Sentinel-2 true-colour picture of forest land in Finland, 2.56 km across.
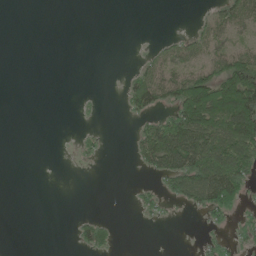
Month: June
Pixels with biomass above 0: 32%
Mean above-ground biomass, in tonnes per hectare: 35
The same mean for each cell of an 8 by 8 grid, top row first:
0 0 0 0 0 0 29 86
0 0 0 0 4 42 55 41
0 0 0 0 67 74 100 161
0 0 5 0 55 73 153 190
0 0 12 1 70 139 133 135
0 0 1 0 12 89 148 104
0 0 0 0 24 11 68 38
0 0 30 27 0 0 21 27
